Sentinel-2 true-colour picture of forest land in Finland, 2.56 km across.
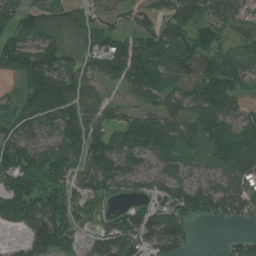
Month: July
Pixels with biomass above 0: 81%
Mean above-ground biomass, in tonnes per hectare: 99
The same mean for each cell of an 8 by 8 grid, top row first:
101 115 66 52 70 104 82 75
150 137 67 108 113 125 103 73
41 178 110 62 133 98 131 78
74 141 118 62 75 107 121 65
146 68 128 127 153 113 134 106
154 123 72 115 61 77 58 106
185 158 72 31 65 111 99 105
21 173 57 98 82 132 0 48
